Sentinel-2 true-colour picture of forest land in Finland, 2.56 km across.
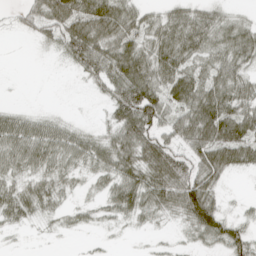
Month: April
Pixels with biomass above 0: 73%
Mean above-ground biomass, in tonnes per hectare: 40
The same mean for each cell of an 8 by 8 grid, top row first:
12 63 70 78 35 40 38 15
0 14 72 61 50 66 48 63
0 0 13 55 69 63 50 48
24 9 1 35 81 48 84 61
63 62 48 49 67 41 78 71
35 37 19 43 59 70 53 13
48 27 17 35 44 47 75 7
2 3 2 4 3 7 36 45
